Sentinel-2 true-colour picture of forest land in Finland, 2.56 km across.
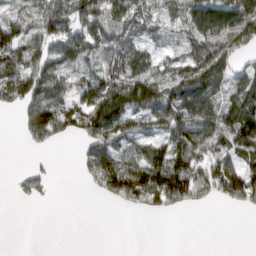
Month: March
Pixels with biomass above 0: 65%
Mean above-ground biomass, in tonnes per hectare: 72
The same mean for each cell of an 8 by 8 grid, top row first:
54 87 142 156 64 57 169 157
110 80 109 79 52 37 117 92
92 101 65 100 114 104 149 72
34 107 92 154 115 121 87 129
3 45 37 103 57 111 120 117
14 28 19 122 112 142 94 114
2 3 0 13 51 46 19 41
0 0 0 0 0 0 0 0
